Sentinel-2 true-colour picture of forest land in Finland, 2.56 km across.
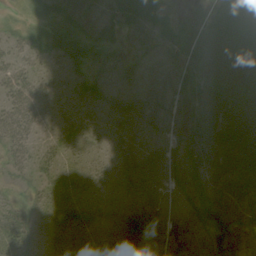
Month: August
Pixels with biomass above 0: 75%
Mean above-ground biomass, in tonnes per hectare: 38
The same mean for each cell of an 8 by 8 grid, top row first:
11 25 28 29 39 13 48 106
23 33 35 21 17 29 78 106
31 18 19 16 27 42 72 94
42 22 11 29 42 39 70 68
36 19 20 16 24 28 71 101
19 28 35 24 52 31 51 72
25 30 34 13 50 27 63 49
41 31 29 18 25 34 51 21
